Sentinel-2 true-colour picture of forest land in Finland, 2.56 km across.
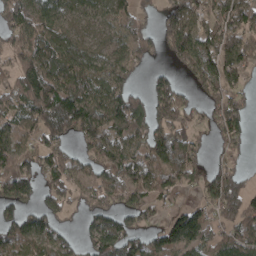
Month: April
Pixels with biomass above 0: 75%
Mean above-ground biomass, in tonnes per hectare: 99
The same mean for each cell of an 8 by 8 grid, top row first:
113 107 60 67 39 127 96 123
75 126 85 69 66 131 125 132
86 166 110 97 22 55 103 76
75 234 203 144 115 120 62 99
93 103 63 104 112 150 36 59
164 87 72 101 102 111 92 63
101 90 42 90 93 57 76 141
106 102 52 138 81 117 90 127
